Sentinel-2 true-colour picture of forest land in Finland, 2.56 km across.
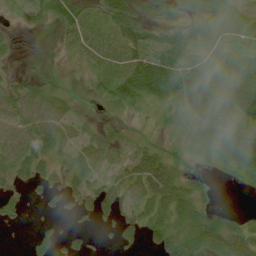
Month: July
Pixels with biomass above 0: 71%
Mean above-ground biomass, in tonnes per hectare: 40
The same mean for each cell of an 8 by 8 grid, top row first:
8 32 35 57 26 24 50 16
7 11 19 19 56 79 72 44
24 35 16 41 94 92 137 99
69 68 14 16 15 29 127 95
67 48 34 37 21 14 33 105
35 29 36 27 62 30 12 29
17 10 25 37 30 44 19 1
0 26 17 12 26 59 59 52
